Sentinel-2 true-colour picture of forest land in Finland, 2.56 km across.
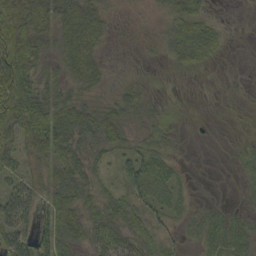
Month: September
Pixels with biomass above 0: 70%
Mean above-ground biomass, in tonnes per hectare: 35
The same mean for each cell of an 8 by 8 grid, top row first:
67 57 62 11 4 36 18 0
75 34 59 4 4 34 42 2
80 32 36 6 6 4 2 0
77 84 54 40 25 7 1 2
53 87 50 39 27 10 1 7
54 42 52 21 79 26 0 13
84 46 49 40 47 27 16 11
80 56 37 53 39 21 46 50
